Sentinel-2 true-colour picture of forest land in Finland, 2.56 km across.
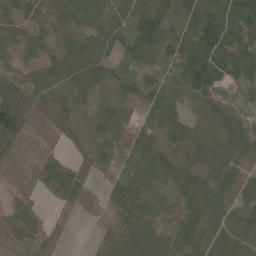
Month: May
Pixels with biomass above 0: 87%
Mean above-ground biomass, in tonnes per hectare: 49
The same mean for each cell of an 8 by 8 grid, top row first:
45 69 81 58 90 73 94 93
43 52 87 64 72 53 101 83
66 76 74 43 38 35 101 46
97 26 27 31 23 48 29 33
44 8 22 25 36 41 47 62
5 38 27 18 61 57 57 40
12 5 8 32 55 34 79 63
7 11 1 26 73 61 63 79
